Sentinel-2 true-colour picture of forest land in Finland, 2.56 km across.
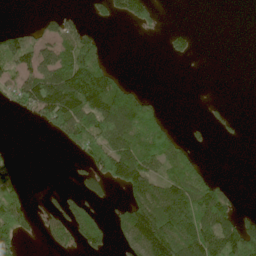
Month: June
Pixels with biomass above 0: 41%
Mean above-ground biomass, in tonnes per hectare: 60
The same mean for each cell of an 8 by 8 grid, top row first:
0 22 11 51 73 0 0 0
92 44 95 3 0 32 0 0
63 144 186 93 3 0 0 0
19 137 159 161 85 0 10 2
1 2 92 108 88 53 8 3
25 0 24 127 148 66 34 0
98 23 57 21 168 173 148 28
55 21 56 32 172 183 149 159
